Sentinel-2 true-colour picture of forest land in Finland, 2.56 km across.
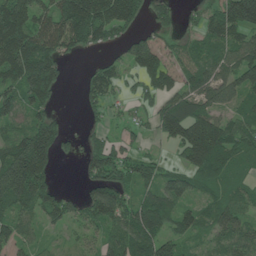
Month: June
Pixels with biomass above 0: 78%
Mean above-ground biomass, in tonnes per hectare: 89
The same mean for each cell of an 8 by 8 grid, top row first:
176 93 169 151 54 62 67 196
186 116 70 39 100 52 69 111
126 157 27 74 80 67 93 112
90 67 20 23 43 120 98 68
128 154 49 62 27 90 191 93
193 80 25 116 96 54 95 57
121 88 74 110 107 85 59 73
67 16 30 71 123 67 44 82
